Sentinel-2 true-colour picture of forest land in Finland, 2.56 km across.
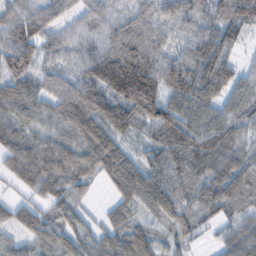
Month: February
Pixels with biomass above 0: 92%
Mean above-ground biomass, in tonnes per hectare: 77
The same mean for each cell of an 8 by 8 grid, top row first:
70 59 48 63 73 76 65 80
100 60 59 94 102 57 92 33
84 64 79 141 144 109 119 61
63 52 114 101 105 100 72 66
84 78 88 88 46 95 91 52
82 133 86 69 87 85 80 84
65 72 55 44 53 79 58 64
42 78 68 68 84 38 14 80
